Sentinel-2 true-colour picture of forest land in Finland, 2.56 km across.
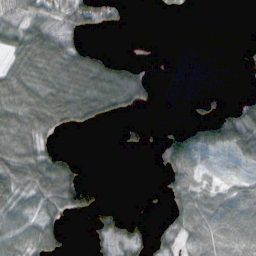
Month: October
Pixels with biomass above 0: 51%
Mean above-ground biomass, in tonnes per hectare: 39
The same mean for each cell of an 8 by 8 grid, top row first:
33 57 85 40 0 16 0 0
56 93 46 3 1 0 0 3
74 73 96 86 37 0 0 1
71 98 95 55 9 0 14 46
72 21 0 0 15 79 59 69
64 85 29 0 0 72 27 25
47 48 88 12 4 49 58 56
64 56 0 32 19 27 57 54
